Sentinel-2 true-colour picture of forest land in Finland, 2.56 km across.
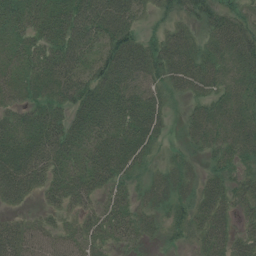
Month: July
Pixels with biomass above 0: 89%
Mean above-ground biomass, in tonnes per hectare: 41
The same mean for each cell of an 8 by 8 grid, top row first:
39 48 70 79 26 37 39 38
29 41 59 56 52 56 27 54
33 48 50 60 52 47 40 35
31 45 45 57 60 11 34 39
55 61 46 56 47 12 35 45
68 46 45 45 22 34 29 30
19 26 31 33 26 33 46 27
58 44 37 29 20 21 43 36
